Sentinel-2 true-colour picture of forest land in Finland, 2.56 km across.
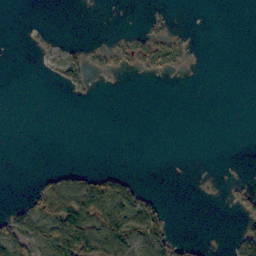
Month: October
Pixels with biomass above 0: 21%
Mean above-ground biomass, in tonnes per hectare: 21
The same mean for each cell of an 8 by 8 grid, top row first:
0 0 0 0 5 5 0 0
0 4 11 20 42 33 0 0
0 6 29 2 4 2 0 0
0 0 0 0 0 0 0 0
0 0 0 0 0 0 0 0
0 23 39 36 1 0 0 2
29 115 117 88 74 0 0 29
92 101 149 112 83 34 2 57
